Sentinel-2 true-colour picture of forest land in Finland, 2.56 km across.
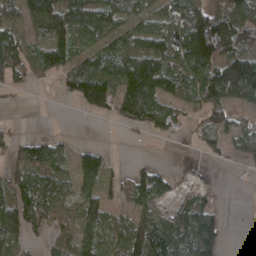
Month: April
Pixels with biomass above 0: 69%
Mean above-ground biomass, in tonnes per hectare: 79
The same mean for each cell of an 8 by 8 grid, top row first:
74 134 124 99 70 102 138 144
116 111 63 91 110 124 210 136
54 24 124 105 188 113 135 215
3 0 21 63 143 68 80 40
38 68 20 5 8 9 50 69
69 89 81 36 76 32 14 8
123 74 82 48 65 57 66 4
77 35 88 61 152 113 115 2
